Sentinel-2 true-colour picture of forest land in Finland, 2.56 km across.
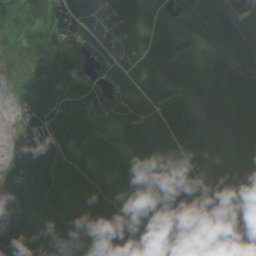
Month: July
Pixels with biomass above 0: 91%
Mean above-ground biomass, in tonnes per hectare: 71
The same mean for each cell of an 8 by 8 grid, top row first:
107 122 71 74 66 17 69 74
95 89 60 68 89 57 21 69
69 71 76 51 74 75 88 58
41 75 64 59 79 98 73 79
29 74 66 51 87 118 99 77
44 85 72 72 82 89 87 80
32 71 83 93 48 73 81 71
82 47 45 77 43 60 58 69
